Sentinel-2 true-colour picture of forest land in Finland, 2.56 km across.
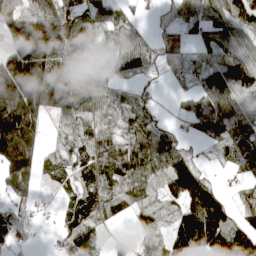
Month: April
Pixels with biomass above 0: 81%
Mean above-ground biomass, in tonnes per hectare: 93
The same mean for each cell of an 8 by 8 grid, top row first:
129 138 90 87 10 69 82 84
205 218 128 48 67 74 74 74
269 213 106 70 20 29 79 145
190 95 89 59 87 15 88 81
221 34 76 95 147 93 33 72
161 46 65 128 112 156 70 23
52 8 79 78 54 53 167 63
85 4 149 29 30 101 129 119
